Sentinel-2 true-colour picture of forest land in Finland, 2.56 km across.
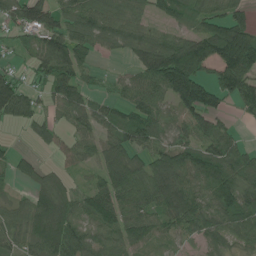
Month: June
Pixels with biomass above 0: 80%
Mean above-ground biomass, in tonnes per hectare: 78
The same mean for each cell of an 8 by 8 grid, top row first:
70 88 79 77 41 56 80 62
28 110 89 34 82 119 131 169
57 74 70 20 95 194 81 135
94 41 79 57 105 64 101 29
10 38 62 74 84 89 83 40
43 48 24 93 88 122 115 106
56 113 70 96 82 123 89 120
60 109 89 59 65 34 64 54
